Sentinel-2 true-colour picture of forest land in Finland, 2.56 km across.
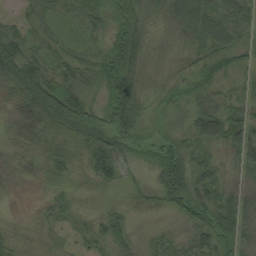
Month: August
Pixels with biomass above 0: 90%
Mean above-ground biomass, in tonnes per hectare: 37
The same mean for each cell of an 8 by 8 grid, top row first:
13 33 37 39 28 47 73 55
47 32 23 41 27 22 44 37
52 53 38 49 21 22 34 26
37 69 53 50 34 23 60 50
30 41 39 58 30 42 45 78
28 23 13 43 16 69 48 27
5 19 14 16 11 36 52 64
17 13 13 42 16 31 50 52
